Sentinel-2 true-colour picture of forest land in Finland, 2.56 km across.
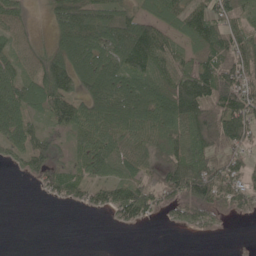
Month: May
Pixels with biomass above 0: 75%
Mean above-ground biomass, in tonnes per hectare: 71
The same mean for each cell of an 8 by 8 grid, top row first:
60 47 128 106 59 57 86 60
57 56 131 125 141 55 94 94
82 114 95 107 98 87 113 101
89 81 70 111 112 123 127 109
66 68 57 85 65 94 108 76
10 84 55 61 62 108 116 78
0 4 24 62 66 61 84 55
0 0 0 0 0 0 11 3
